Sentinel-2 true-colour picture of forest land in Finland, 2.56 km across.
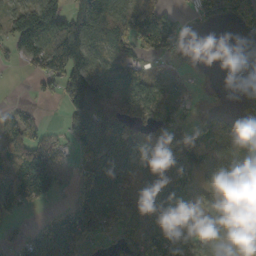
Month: October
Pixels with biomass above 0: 70%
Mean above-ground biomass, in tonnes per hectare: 86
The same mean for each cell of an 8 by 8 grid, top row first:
87 158 146 113 131 46 56 62
75 157 177 103 83 43 0 0
1 73 174 87 98 63 4 30
30 5 86 77 98 82 19 54
106 81 73 135 87 115 70 66
155 162 65 109 88 130 85 136
75 31 94 88 95 112 93 99
61 123 94 52 124 143 95 58
